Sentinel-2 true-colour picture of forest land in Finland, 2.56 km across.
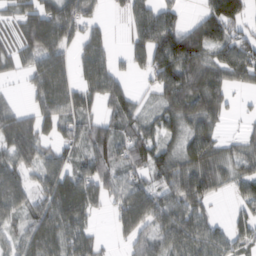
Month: February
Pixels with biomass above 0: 76%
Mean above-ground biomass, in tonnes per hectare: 67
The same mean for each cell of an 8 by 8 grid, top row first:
47 101 90 17 77 43 73 80
52 117 53 31 91 138 89 83
13 129 58 80 24 133 90 62
49 85 73 53 39 75 81 10
88 49 60 82 78 44 78 41
77 67 65 65 60 84 88 58
69 79 91 41 79 82 40 31
47 86 65 14 56 86 71 43
